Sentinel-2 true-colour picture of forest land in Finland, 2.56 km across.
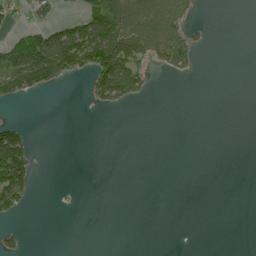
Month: June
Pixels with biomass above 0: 22%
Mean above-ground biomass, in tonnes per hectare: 28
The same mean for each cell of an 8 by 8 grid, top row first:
25 27 53 192 122 92 0 0
69 110 132 128 116 124 10 0
91 64 16 136 38 7 0 0
0 0 0 13 0 0 0 0
82 0 0 0 0 0 0 0
101 0 0 0 0 0 0 0
43 0 2 0 0 0 0 0
23 0 0 0 0 0 0 0
